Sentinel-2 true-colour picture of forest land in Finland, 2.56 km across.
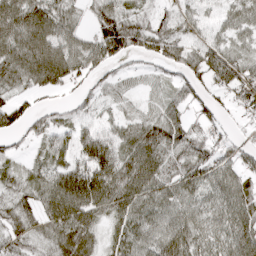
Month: April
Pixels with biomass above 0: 85%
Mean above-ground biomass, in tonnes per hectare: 60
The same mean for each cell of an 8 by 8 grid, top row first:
97 93 36 77 48 51 38 61
93 113 74 96 64 70 60 46
54 93 51 35 25 39 61 69
53 35 33 28 33 48 46 36
19 42 61 71 77 56 55 34
30 63 93 88 94 60 64 60
43 69 96 64 75 63 57 86
46 39 71 40 70 80 60 86
